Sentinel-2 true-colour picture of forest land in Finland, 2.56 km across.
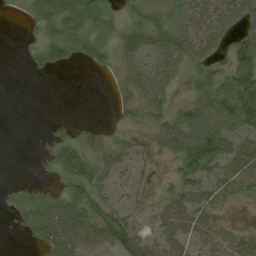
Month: August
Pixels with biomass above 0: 67%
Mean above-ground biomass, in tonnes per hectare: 42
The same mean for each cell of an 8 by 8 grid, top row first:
2 40 43 21 39 39 67 82
2 50 36 27 37 52 52 84
0 3 0 13 35 19 68 112
0 1 0 11 34 47 97 155
0 30 38 25 20 94 132 52
1 12 82 42 16 37 44 45
28 70 70 41 16 67 51 8
2 62 80 73 46 53 53 44
